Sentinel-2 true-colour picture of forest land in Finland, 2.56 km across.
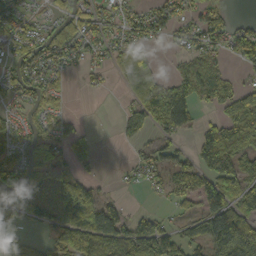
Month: October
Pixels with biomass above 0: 64%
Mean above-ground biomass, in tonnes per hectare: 60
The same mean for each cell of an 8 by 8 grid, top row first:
66 26 64 36 49 54 52 11
53 69 46 43 55 29 48 84
60 50 10 15 100 50 50 19
25 45 4 1 67 112 14 91
62 49 57 4 30 34 117 115
106 49 54 6 40 69 69 114
91 53 139 58 12 34 38 140
56 34 109 114 125 61 104 205
